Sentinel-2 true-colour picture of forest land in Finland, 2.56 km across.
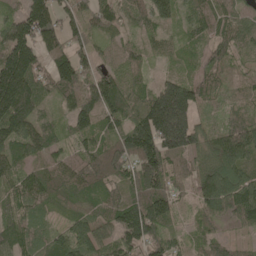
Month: May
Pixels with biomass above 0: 93%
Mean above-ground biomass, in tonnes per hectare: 99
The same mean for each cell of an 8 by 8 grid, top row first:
71 164 73 78 76 64 86 66
192 132 64 44 44 39 77 69
252 98 113 96 37 88 85 43
207 40 121 124 153 297 38 64
112 76 68 91 186 185 93 123
75 96 99 114 173 71 122 117
69 55 75 97 153 65 90 148
81 71 94 75 137 42 56 30
